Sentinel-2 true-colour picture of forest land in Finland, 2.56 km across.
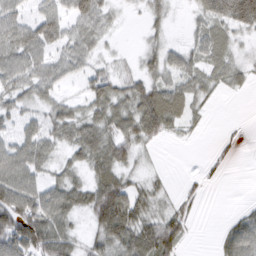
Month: March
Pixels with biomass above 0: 71%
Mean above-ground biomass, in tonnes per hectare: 45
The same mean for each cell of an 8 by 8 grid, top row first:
52 59 77 26 23 7 50 102
83 56 56 8 23 27 49 14
61 58 29 53 51 43 34 22
40 42 36 58 82 61 12 0
54 50 65 66 30 5 3 8
83 31 25 61 17 2 12 0
118 91 48 113 46 26 1 9
105 98 26 73 79 65 0 68
